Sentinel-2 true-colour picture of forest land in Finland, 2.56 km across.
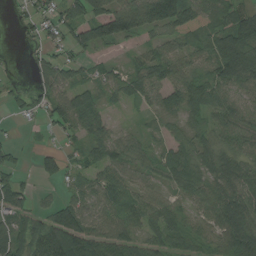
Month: August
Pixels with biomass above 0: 81%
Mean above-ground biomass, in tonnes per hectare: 58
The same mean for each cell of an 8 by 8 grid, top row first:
14 56 73 118 99 111 69 89
4 41 63 29 31 48 65 126
7 64 37 44 64 66 61 83
23 65 88 17 26 60 53 58
17 12 32 71 32 46 50 54
32 44 41 56 35 52 59 80
69 36 73 58 67 38 59 98
91 113 132 80 50 41 40 110
